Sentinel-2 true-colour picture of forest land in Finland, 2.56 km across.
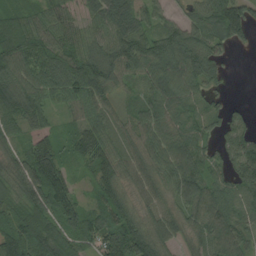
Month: August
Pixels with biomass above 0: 91%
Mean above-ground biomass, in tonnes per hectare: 82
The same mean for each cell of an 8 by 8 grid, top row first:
62 61 44 84 61 36 109 134
114 105 76 106 102 119 107 24
103 98 122 97 78 113 83 0
98 61 56 54 72 79 66 28
49 80 73 72 83 94 54 83
94 159 24 81 70 92 78 87
65 112 88 81 54 59 104 74
133 136 78 125 126 47 92 70
